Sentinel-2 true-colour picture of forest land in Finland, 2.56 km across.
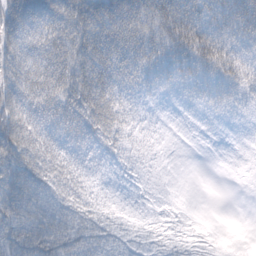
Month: February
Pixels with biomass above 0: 94%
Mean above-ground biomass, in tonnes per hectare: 49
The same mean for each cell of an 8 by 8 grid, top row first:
69 72 81 95 88 84 62 90
66 68 70 86 64 61 70 48
62 75 70 59 41 48 54 54
72 68 69 51 19 16 36 35
78 61 51 37 21 8 11 23
72 58 37 21 19 11 1 14
78 63 47 25 15 15 4 0
85 74 64 38 25 21 19 12
